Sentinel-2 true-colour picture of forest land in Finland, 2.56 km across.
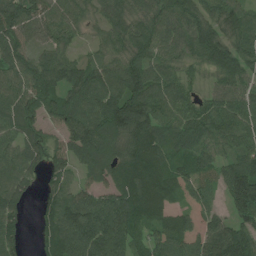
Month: July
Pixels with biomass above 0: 90%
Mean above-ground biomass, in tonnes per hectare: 90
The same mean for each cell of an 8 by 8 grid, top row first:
118 90 61 73 72 84 79 81
97 66 30 61 82 70 108 82
87 103 93 104 111 71 34 85
86 76 111 122 129 94 81 97
72 68 124 93 124 82 82 74
95 54 47 83 146 92 66 146
71 66 119 124 123 59 65 145
58 67 131 140 76 108 102 127
